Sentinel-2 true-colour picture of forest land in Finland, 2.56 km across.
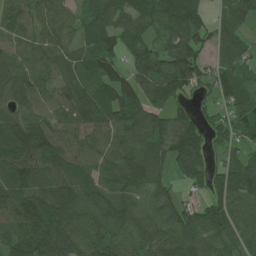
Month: June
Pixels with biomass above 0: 89%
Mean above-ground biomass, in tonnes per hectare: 91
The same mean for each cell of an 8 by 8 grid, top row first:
64 95 50 98 77 131 61 86
71 96 68 81 74 100 71 62
91 72 80 109 100 132 58 83
78 57 118 113 102 53 35 91
135 122 80 80 100 110 59 57
120 104 93 102 114 56 81 106
111 126 115 125 96 86 88 76
93 125 109 108 103 112 99 72
